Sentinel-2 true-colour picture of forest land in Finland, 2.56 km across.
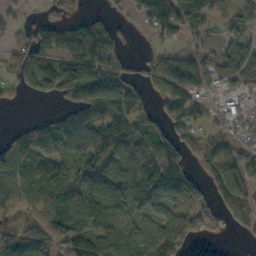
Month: October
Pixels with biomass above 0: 73%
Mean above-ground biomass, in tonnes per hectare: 86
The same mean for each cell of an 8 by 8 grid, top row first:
27 34 34 28 87 171 77 55
67 91 131 93 7 45 42 70
73 89 164 120 54 169 82 74
2 11 103 130 72 83 43 48
111 121 131 143 127 100 82 60
101 126 104 74 146 143 65 72
71 89 126 125 81 93 67 72
127 100 109 124 80 130 24 13
